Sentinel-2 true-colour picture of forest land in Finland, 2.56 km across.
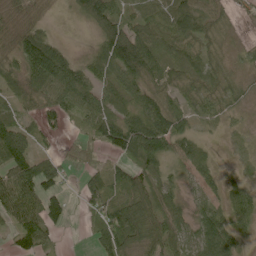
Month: June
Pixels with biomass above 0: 83%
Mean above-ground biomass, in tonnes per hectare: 61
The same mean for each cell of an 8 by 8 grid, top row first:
59 14 41 84 57 100 66 11
52 109 8 109 111 64 39 17
46 116 85 48 71 45 51 18
42 54 53 57 88 62 35 16
105 13 31 92 161 71 25 10
104 89 34 55 88 31 40 17
95 89 25 110 98 56 45 69
47 44 3 129 90 60 98 49
